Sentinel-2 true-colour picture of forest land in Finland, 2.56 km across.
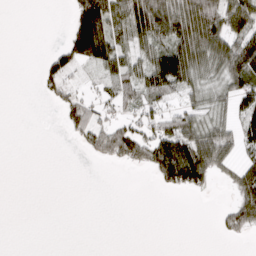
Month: March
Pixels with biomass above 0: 46%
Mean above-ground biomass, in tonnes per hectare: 49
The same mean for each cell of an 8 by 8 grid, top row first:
0 0 113 97 157 148 141 131
0 8 142 95 61 121 108 100
0 51 13 51 84 121 48 90
0 2 80 29 40 43 45 52
0 0 18 156 99 120 106 57
0 0 0 0 5 119 71 69
0 0 0 0 0 0 0 111
0 0 0 0 0 0 0 16
